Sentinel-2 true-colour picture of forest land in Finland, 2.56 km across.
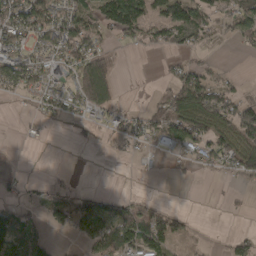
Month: April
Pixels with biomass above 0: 50%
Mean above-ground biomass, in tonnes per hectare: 47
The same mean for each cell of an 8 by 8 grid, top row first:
89 74 59 92 69 88 48 65
66 57 77 25 26 47 23 25
76 66 105 61 0 52 53 12
5 33 38 40 31 102 121 91
3 6 14 16 24 66 72 85
9 5 1 0 9 9 10 48
32 40 68 67 42 16 3 10
108 34 27 157 115 59 4 39
